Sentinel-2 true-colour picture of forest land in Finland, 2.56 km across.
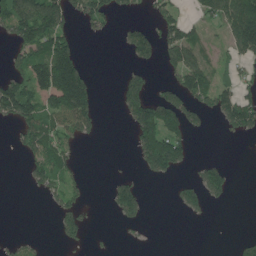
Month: June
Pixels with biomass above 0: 38%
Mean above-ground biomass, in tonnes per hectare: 66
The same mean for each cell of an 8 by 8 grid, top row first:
156 171 74 64 18 63 56 154
77 170 51 1 97 127 46 103
106 212 179 3 75 66 97 61
140 116 162 3 142 142 74 164
26 109 44 0 116 121 0 4
0 93 29 14 34 38 84 2
0 13 60 36 44 22 38 0
22 5 39 6 8 0 0 21
